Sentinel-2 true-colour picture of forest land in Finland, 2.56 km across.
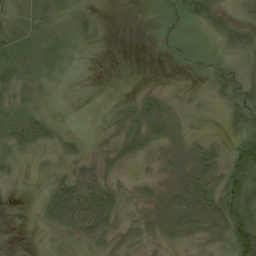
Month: August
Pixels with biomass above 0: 61%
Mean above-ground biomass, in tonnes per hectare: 21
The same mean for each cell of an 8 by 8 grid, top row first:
18 24 24 1 1 20 46 13
40 28 13 0 0 8 4 36
45 19 1 0 0 0 17 41
23 10 0 6 32 9 1 42
26 17 11 13 26 11 15 38
9 7 38 9 4 15 38 61
1 39 84 43 6 49 89 69
1 2 13 11 6 14 14 70
